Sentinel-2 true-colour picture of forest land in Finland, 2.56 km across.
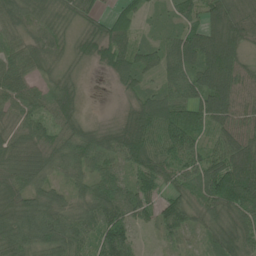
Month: June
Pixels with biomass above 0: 93%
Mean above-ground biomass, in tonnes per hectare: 66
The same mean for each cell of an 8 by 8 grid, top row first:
59 49 42 40 25 38 60 77
43 53 40 79 41 92 98 58
64 37 24 26 39 83 106 75
58 56 40 11 89 89 92 65
62 63 80 78 117 109 55 86
61 47 59 57 76 73 100 125
76 78 62 98 59 60 72 96
75 79 73 111 11 36 37 88
